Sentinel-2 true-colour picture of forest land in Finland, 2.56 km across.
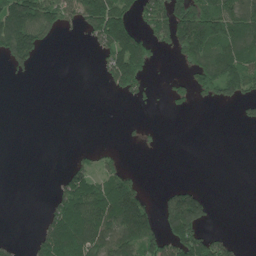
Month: May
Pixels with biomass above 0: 38%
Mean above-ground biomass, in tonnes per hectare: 62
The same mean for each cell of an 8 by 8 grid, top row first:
175 131 117 159 64 135 148 128
159 26 2 128 118 68 133 130
9 0 0 80 79 22 102 136
0 0 0 0 4 11 0 18
0 0 2 4 9 0 0 0
0 1 89 69 9 0 0 0
0 33 149 164 116 179 61 0
10 118 176 125 128 117 85 14
